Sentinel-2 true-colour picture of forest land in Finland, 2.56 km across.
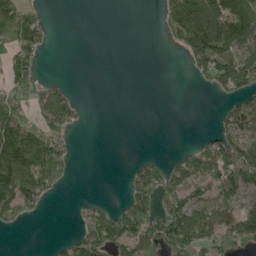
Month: May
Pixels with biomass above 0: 45%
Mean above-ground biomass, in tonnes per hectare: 62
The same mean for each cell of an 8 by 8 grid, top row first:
129 17 0 0 0 105 126 93
108 22 0 0 0 33 147 86
102 20 0 0 0 0 63 108
95 118 34 0 0 0 0 80
177 140 2 0 0 0 58 108
165 130 2 0 85 87 107 141
121 17 16 47 114 135 79 70
0 4 69 136 125 145 91 118
